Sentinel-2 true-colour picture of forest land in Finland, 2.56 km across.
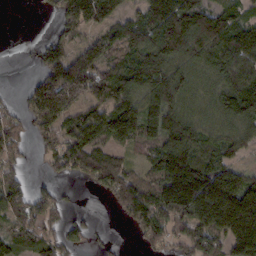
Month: February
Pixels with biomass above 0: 76%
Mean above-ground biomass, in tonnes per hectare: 98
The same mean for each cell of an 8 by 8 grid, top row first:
0 13 153 95 99 174 119 72
2 76 67 97 125 133 135 142
1 136 185 113 151 122 68 123
40 149 92 138 125 108 69 121
76 67 129 76 68 143 77 80
58 31 55 126 55 173 141 97
110 89 15 32 149 160 184 195
84 80 55 19 57 71 119 174
